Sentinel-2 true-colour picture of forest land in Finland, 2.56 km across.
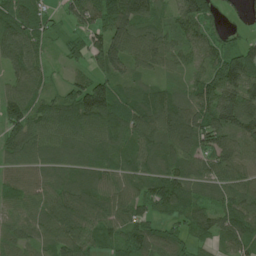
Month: June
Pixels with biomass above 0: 92%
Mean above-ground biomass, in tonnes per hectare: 75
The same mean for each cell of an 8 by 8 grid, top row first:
103 48 78 127 89 74 79 25
94 35 55 124 88 60 69 57
61 36 44 85 42 32 76 128
83 70 130 121 100 90 104 119
80 80 73 65 69 87 80 84
71 66 67 63 66 76 55 62
53 78 99 87 54 78 57 88
61 67 88 55 71 58 43 79
